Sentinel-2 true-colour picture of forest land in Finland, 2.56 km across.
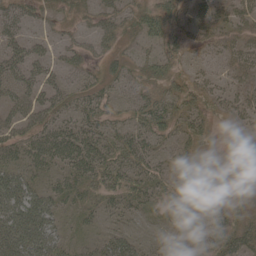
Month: May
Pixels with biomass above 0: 70%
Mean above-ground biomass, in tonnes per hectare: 30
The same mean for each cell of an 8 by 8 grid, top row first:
37 25 21 29 40 32 27 29
34 17 23 21 22 26 17 29
41 32 19 26 30 26 19 17
37 40 31 22 44 35 25 26
38 51 52 37 35 26 14 11
45 29 42 41 30 23 13 7
71 59 28 20 19 21 18 22
69 61 15 30 12 14 36 39
